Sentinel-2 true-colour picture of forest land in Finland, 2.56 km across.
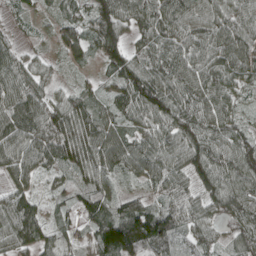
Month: April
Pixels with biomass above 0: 95%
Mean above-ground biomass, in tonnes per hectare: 78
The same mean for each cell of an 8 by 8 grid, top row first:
22 27 53 111 92 96 76 80
45 21 84 94 64 85 83 93
81 49 21 53 116 96 89 73
111 100 100 70 97 99 91 48
99 107 137 102 84 88 98 93
68 39 64 66 68 84 96 109
99 36 61 58 69 70 69 92
81 70 51 116 119 51 55 69
